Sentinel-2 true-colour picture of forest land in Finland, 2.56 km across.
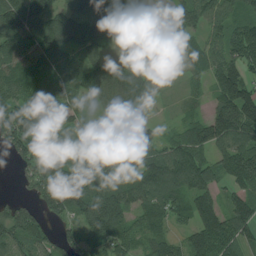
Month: July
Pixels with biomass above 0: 85%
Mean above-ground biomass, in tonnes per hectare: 89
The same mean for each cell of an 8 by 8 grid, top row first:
137 104 75 96 44 81 100 80
106 121 77 34 40 47 77 128
84 95 97 138 102 18 67 136
119 84 53 86 39 17 64 195
81 90 79 103 102 76 106 124
17 104 109 94 113 133 97 139
61 58 99 120 82 87 115 96
90 60 59 89 66 57 151 90
